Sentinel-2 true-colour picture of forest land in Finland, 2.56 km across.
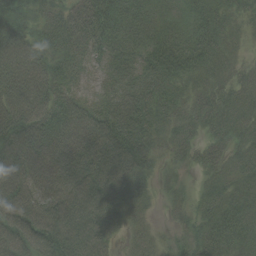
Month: August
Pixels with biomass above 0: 95%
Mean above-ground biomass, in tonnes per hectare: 64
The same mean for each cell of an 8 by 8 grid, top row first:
59 48 70 64 37 32 51 38
90 55 59 48 45 63 64 25
98 80 30 44 69 58 49 47
92 71 62 79 80 51 59 51
94 70 80 105 73 48 45 44
90 79 94 112 50 14 34 55
95 99 115 83 33 27 45 55
90 107 114 49 46 31 61 69
